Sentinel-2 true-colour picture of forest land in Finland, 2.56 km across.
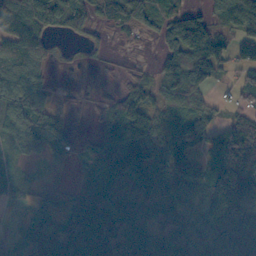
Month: November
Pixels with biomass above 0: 79%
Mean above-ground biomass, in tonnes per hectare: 75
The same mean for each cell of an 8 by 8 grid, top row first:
97 97 59 58 62 51 55 113
81 34 10 8 4 92 126 57
97 33 1 6 31 64 77 51
98 72 4 54 98 53 56 59
51 74 18 80 137 101 80 229
34 10 24 87 81 124 105 246
20 20 85 122 88 86 148 134
71 101 93 129 92 99 86 99
